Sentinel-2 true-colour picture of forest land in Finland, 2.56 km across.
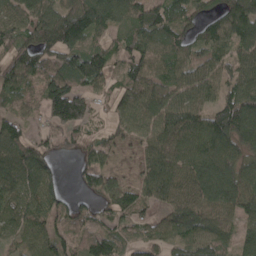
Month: April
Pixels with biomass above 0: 86%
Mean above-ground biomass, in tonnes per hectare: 86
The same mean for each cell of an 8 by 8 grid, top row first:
92 110 130 110 93 85 55 121
75 87 94 62 93 83 71 88
101 103 110 58 91 82 89 92
61 94 119 47 92 106 82 129
103 64 46 51 66 99 114 99
111 99 43 52 63 96 125 109
105 97 54 70 61 95 94 82
63 99 67 83 66 72 105 63
